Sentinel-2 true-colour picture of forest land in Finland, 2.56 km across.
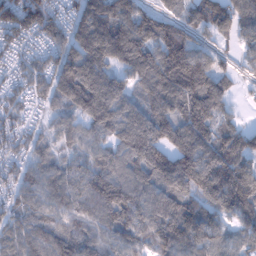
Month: January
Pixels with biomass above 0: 92%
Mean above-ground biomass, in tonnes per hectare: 115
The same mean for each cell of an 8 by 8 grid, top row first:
124 117 103 153 106 74 132 103
68 74 131 175 153 188 52 45
50 78 193 117 114 220 168 31
67 51 112 149 119 140 206 25
75 64 81 105 189 152 176 148
86 102 96 140 121 183 118 126
86 107 117 167 107 77 106 103
112 142 128 108 91 147 108 74
